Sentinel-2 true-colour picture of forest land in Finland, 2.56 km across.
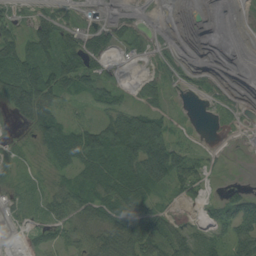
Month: August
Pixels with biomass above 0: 69%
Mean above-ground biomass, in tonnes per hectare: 41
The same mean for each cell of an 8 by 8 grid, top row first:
28 35 8 15 2 0 1 1
66 61 79 46 10 6 0 1
110 98 71 20 24 18 8 0
56 72 9 58 65 10 3 5
8 69 90 106 160 50 5 1
15 14 52 86 88 86 27 1
11 38 64 78 64 13 17 67
2 34 41 84 96 54 46 79
